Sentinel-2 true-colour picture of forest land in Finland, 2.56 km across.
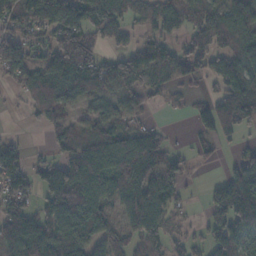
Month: November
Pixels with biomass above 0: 71%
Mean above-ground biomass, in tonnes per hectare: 79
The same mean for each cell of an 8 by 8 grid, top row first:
94 141 143 110 53 66 68 82
91 60 110 30 70 53 73 84
51 103 105 95 81 69 44 112
3 73 45 63 37 7 77 132
35 27 84 113 97 10 31 25
97 72 144 122 168 67 4 96
75 84 169 60 118 39 46 159
127 101 96 82 80 28 55 87
